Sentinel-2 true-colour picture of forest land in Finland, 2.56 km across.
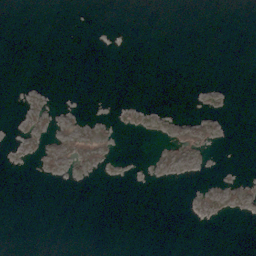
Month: March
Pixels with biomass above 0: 10%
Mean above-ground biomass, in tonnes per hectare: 3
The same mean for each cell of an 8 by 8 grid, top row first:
0 0 0 0 0 0 0 0
0 0 0 0 0 0 0 0
0 0 0 0 0 0 0 0
4 9 4 1 5 1 3 0
2 17 41 20 0 19 12 0
0 10 10 3 1 4 1 2
0 0 0 0 0 0 7 9
0 0 0 1 0 0 0 0
